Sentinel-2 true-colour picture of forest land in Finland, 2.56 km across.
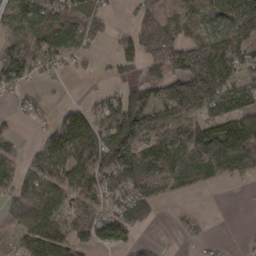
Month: March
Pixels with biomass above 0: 71%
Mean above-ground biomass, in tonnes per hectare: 89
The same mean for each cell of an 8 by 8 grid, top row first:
89 122 113 30 72 75 63 111
88 107 70 24 94 84 138 114
86 25 8 21 73 151 254 77
18 17 95 88 158 175 87 101
31 88 170 166 99 146 181 179
84 112 140 130 156 113 73 61
78 121 85 79 96 7 3 1
43 175 96 100 24 12 17 5
